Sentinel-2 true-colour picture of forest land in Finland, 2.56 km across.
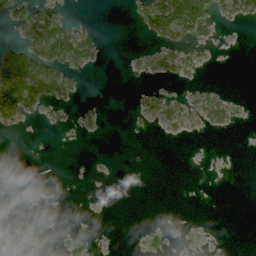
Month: July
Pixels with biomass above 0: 23%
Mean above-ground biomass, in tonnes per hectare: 25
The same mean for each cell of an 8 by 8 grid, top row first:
45 90 2 0 67 184 76 66
54 158 128 0 18 64 21 2
144 122 12 0 18 33 3 0
75 17 15 0 26 50 54 9
0 0 0 0 0 1 0 0
1 0 0 0 0 0 0 0
2 1 0 0 0 0 0 0
4 6 11 0 4 1 0 0
